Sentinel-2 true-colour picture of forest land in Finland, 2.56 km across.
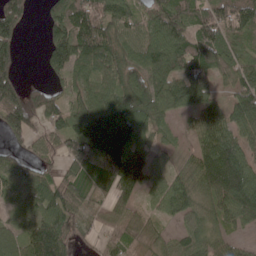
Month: May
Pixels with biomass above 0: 82%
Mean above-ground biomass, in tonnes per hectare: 85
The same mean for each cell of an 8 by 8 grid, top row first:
110 56 113 96 63 103 105 102
76 79 135 110 95 109 121 58
85 39 64 106 99 109 59 81
138 100 86 118 88 59 73 107
41 64 103 167 81 24 105 105
52 57 85 95 102 59 134 159
20 100 62 66 34 78 72 134
66 153 44 63 50 45 66 29
